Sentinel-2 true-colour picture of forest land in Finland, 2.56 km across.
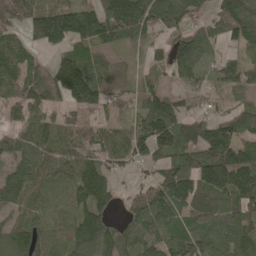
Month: May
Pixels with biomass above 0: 86%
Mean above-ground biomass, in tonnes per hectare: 102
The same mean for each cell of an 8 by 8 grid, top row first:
109 149 148 145 150 103 55 113
88 81 93 74 57 109 63 60
118 105 221 103 51 54 41 80
75 72 84 65 102 107 57 70
83 108 114 97 119 149 176 126
109 85 127 65 40 135 160 176
81 78 113 62 109 125 137 155
96 71 123 105 116 90 89 119
